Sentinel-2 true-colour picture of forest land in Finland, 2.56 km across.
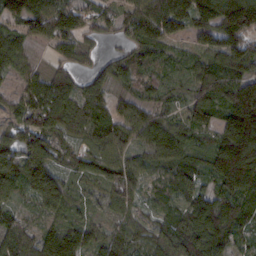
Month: February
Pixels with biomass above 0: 91%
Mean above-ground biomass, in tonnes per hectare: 83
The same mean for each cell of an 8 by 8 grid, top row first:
105 127 84 53 112 119 114 186
79 35 62 16 73 33 64 113
37 71 57 85 43 28 106 111
49 125 96 74 67 38 105 163
96 99 44 95 70 102 61 150
106 134 58 95 50 91 83 166
48 66 35 44 39 57 115 98
83 94 89 69 63 118 123 55
